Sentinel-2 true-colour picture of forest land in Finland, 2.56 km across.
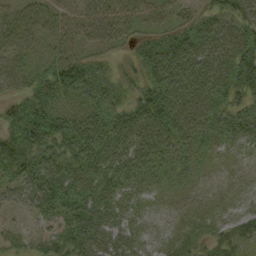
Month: September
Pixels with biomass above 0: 87%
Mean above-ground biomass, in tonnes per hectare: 50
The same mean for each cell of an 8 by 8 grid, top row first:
54 59 53 71 37 32 49 66
50 38 42 26 39 81 73 76
44 65 76 39 46 84 76 68
45 68 60 55 74 71 56 47
64 67 67 77 58 48 26 25
51 81 64 60 41 25 10 9
23 53 72 58 18 13 21 21
25 37 74 61 27 28 23 28
